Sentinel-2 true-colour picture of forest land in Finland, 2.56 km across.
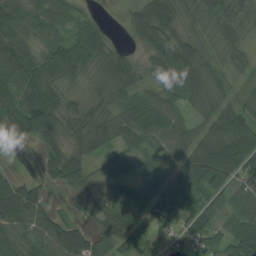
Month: August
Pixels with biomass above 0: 87%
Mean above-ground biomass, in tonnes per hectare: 69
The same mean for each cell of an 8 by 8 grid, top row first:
80 69 39 3 81 64 51 62
98 78 116 59 53 102 44 48
90 84 47 79 49 87 64 31
89 154 60 60 111 70 56 76
18 76 60 59 64 87 83 124
27 34 75 46 40 66 124 73
117 63 37 61 55 75 58 57
64 108 93 79 46 27 70 99
